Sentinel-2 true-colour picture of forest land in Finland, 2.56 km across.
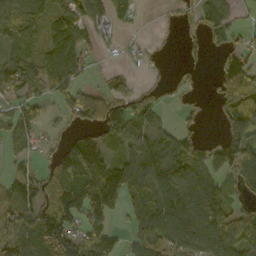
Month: October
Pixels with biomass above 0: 67%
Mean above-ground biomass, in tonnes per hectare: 73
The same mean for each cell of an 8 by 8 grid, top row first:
94 58 71 50 5 11 57 23
47 62 66 5 6 2 28 27
91 99 43 28 4 11 5 121
47 22 108 76 78 13 8 116
53 12 136 54 107 90 38 138
50 48 148 163 128 124 84 69
106 110 141 121 68 146 150 32
113 153 110 87 81 117 145 81
